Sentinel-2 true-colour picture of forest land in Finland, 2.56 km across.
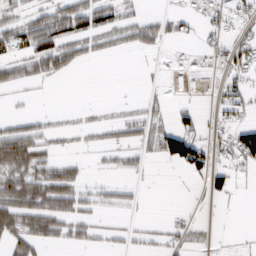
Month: February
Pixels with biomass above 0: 40%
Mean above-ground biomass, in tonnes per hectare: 27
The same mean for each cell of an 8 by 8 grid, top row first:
18 51 62 35 23 19 21 26
36 77 33 22 28 7 18 34
30 29 0 0 2 19 21 25
7 6 3 3 22 20 9 32
86 24 6 22 29 98 38 78
54 58 26 10 10 4 49 10
72 74 36 21 4 3 1 2
52 40 27 14 13 19 7 2
